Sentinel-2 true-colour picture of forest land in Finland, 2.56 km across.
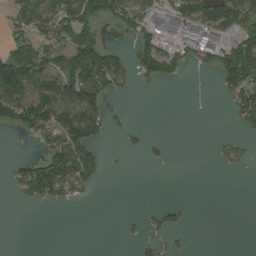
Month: August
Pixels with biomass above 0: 38%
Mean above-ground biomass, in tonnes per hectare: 44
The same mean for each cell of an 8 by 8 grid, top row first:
52 90 85 61 65 83 94 97
68 66 93 34 58 56 79 92
140 99 139 92 32 26 0 106
106 118 130 27 0 0 0 66
1 55 93 6 20 0 2 18
41 124 85 3 0 0 0 3
5 15 3 0 5 21 0 0
0 0 0 0 24 12 0 0
